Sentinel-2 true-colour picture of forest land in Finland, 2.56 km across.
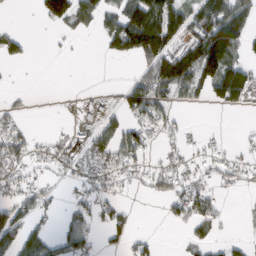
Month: March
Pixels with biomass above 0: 46%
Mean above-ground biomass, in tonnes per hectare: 43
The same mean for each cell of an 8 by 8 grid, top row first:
0 72 76 52 145 108 102 90
35 2 1 54 142 74 153 56
1 0 0 1 62 131 97 115
20 0 26 34 76 19 5 15
44 22 40 72 49 16 11 10
25 17 22 31 26 45 18 30
55 25 29 34 0 36 38 2
70 56 63 22 17 3 34 13
